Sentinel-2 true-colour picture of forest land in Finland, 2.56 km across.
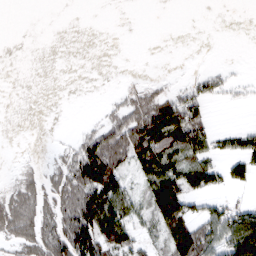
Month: March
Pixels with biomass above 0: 42%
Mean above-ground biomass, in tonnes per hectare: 31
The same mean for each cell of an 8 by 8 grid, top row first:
0 0 0 0 0 0 0 0
0 0 0 0 0 0 0 0
0 0 0 0 5 3 28 9
0 0 0 17 52 78 27 1
0 1 33 88 88 66 45 35
8 20 75 79 38 58 53 33
58 40 100 85 22 74 31 35
41 68 118 85 18 69 66 137
